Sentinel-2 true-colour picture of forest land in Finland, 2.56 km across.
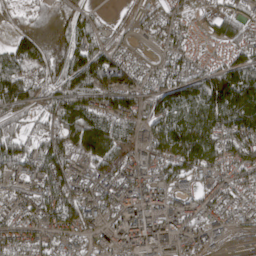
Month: April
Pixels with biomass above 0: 89%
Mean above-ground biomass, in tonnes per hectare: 126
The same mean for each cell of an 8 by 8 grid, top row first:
37 96 94 17 50 71 52 83
97 172 144 89 36 83 25 101
141 104 161 174 90 121 140 182
103 95 195 181 120 161 206 227
123 111 137 170 130 200 180 167
116 180 128 142 158 126 119 107
148 158 154 124 203 145 122 110
100 114 101 112 189 166 137 21
